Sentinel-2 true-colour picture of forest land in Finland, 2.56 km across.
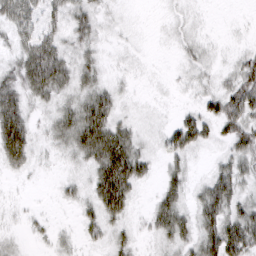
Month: March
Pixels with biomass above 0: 71%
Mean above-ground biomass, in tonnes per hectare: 25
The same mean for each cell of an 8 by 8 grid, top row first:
45 27 27 6 0 5 1 1
24 48 21 4 1 6 8 6
34 63 25 8 1 4 10 44
54 14 48 36 3 9 26 59
84 12 48 70 13 35 19 40
9 1 8 82 25 22 17 32
3 2 15 54 6 41 45 28
5 8 12 18 8 29 43 65
